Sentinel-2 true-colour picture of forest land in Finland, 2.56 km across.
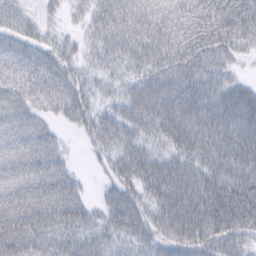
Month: February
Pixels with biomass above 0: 90%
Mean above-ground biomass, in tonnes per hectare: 50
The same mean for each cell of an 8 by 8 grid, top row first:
45 17 17 55 58 49 54 50
43 39 24 44 58 58 51 27
49 53 35 26 49 57 50 21
53 29 49 37 69 82 68 68
48 43 7 44 46 60 68 75
53 60 17 28 62 72 66 72
68 65 53 51 49 76 83 80
64 50 47 36 36 61 57 39
